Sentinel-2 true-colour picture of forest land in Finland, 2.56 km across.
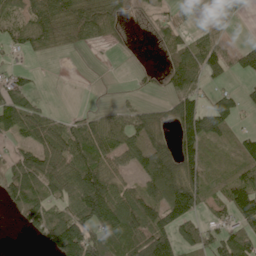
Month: June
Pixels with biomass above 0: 64%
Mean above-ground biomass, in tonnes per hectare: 68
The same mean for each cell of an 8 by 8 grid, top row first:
45 104 105 77 15 25 36 31
44 42 23 15 1 59 54 35
43 1 1 0 13 82 46 21
89 36 15 28 46 92 113 48
25 73 81 66 111 95 78 53
76 99 114 65 73 145 81 92
53 95 117 145 130 168 35 132
0 73 175 120 135 101 73 92
